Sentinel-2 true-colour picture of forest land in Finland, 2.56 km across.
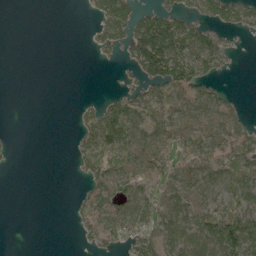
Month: May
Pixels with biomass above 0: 50%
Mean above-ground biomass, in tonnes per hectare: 48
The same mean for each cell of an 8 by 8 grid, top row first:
0 0 2 82 43 46 37 38
0 0 0 33 112 74 75 5
0 0 0 1 61 76 35 0
0 0 20 62 84 75 68 27
4 0 34 106 102 82 106 82
0 0 25 158 79 79 91 88
0 0 23 141 106 92 73 78
0 0 16 54 80 111 109 106
